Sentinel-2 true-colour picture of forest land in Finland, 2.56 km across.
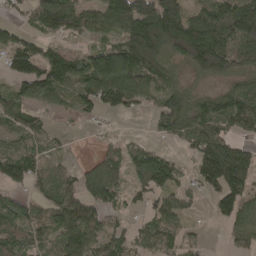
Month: April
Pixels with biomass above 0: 75%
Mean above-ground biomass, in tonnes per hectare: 82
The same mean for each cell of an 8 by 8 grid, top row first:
26 126 90 133 177 137 100 148
74 44 27 92 210 144 207 104
76 106 108 186 104 44 55 62
66 34 44 47 28 116 113 120
33 32 1 23 27 29 131 58
90 59 68 85 90 65 147 141
81 64 109 55 38 74 19 94
66 50 119 65 69 51 7 51
